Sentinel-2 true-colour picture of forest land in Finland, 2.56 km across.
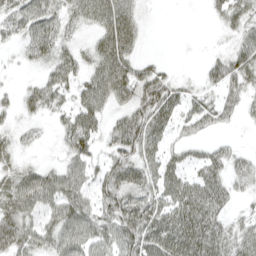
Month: April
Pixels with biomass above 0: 73%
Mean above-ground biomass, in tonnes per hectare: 44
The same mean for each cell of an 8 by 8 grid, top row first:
56 62 56 76 17 0 11 45
21 59 28 68 11 1 5 44
5 37 38 85 77 29 30 51
23 34 55 32 72 43 45 29
27 8 58 40 71 24 22 9
45 45 41 59 56 44 56 50
60 41 50 62 66 66 76 16
62 44 55 51 85 80 81 51
